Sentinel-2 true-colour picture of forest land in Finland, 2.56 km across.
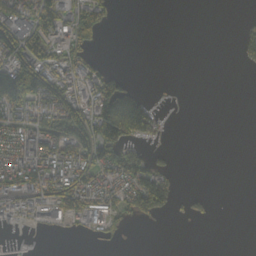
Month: October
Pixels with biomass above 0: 39%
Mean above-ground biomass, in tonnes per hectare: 41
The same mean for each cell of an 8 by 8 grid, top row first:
92 74 61 21 0 0 0 2
116 63 51 0 0 0 0 30
150 96 71 72 0 1 0 0
67 90 73 162 131 1 0 0
64 80 97 107 37 1 0 0
84 87 74 74 112 24 0 0
42 51 77 56 91 25 14 0
1 0 2 10 0 0 0 0
